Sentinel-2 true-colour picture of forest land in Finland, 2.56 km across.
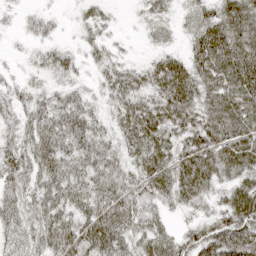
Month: April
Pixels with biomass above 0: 89%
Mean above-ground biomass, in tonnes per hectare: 49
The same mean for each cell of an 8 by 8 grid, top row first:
13 19 19 15 24 22 45 78
7 28 23 23 11 20 73 72
23 27 22 44 45 84 59 79
39 46 52 34 67 68 57 69
55 59 51 36 74 49 63 77
63 51 50 49 56 68 64 63
52 51 47 60 42 30 29 88
41 51 60 64 48 44 80 92
